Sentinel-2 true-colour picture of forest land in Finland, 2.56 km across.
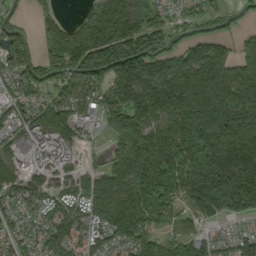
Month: September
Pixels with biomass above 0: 85%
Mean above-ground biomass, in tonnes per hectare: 169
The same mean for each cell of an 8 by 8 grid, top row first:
51 65 65 243 146 60 78 38
123 156 338 300 182 96 152 91
116 118 163 200 227 255 287 243
94 184 113 184 248 271 362 349
100 128 71 81 240 299 311 312
132 69 102 185 222 232 294 305
82 90 117 240 237 117 153 145
84 124 108 129 159 131 114 122
